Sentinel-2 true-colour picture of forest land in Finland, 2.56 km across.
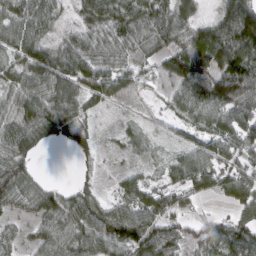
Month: March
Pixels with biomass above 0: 80%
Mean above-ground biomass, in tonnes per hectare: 58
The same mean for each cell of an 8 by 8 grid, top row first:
68 59 30 76 72 68 20 135
68 58 62 53 32 49 107 136
52 81 76 51 21 53 109 135
68 107 54 7 4 30 83 85
80 31 30 10 20 16 45 71
86 7 12 9 23 43 70 54
40 70 79 58 79 43 3 37
41 69 73 98 110 67 60 93
